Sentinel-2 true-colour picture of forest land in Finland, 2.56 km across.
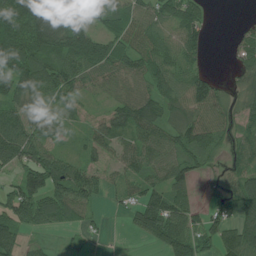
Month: July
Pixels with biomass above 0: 79%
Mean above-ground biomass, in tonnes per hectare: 72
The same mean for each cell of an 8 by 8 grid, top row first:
106 120 84 64 66 67 20 5
111 109 171 108 80 69 30 64
110 115 88 64 83 66 65 37
71 46 37 79 116 76 80 52
110 58 29 65 70 81 79 49
58 134 99 35 58 71 29 64
121 107 83 12 108 106 54 99
62 11 20 3 28 111 55 109
